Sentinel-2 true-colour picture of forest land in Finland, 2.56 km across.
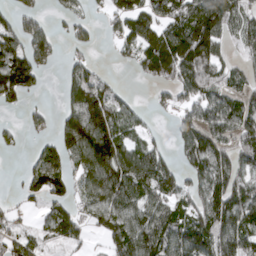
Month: April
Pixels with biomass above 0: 67%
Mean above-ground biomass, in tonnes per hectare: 74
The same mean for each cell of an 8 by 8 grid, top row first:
53 22 36 46 87 85 125 70
93 85 32 13 114 154 134 44
135 11 89 26 32 87 96 44
13 20 124 103 21 43 88 91
18 40 115 128 51 40 101 71
6 132 60 125 110 73 107 79
20 48 44 104 92 71 110 119
73 40 35 61 112 109 131 99
